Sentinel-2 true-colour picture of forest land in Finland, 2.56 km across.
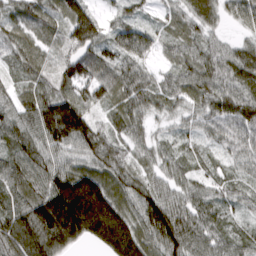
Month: March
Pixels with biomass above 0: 95%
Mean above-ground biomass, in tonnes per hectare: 73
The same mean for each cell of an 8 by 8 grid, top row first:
52 59 98 28 25 41 62 51
65 46 88 61 57 45 56 50
36 57 95 84 61 53 78 85
77 112 112 50 66 38 65 93
75 85 88 72 47 30 31 63
72 90 114 75 51 51 38 37
71 148 199 138 94 79 61 39
116 144 75 149 90 103 71 48
